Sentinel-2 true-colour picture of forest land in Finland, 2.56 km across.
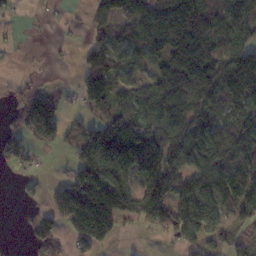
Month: November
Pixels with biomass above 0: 68%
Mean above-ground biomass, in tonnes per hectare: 87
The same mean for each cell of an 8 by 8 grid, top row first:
17 9 9 121 160 239 106 90
10 4 17 80 106 175 154 131
19 3 65 108 62 133 138 180
58 133 33 70 88 137 91 106
71 44 75 145 129 117 106 107
17 6 109 144 89 97 93 85
6 59 186 192 97 111 98 83
0 86 119 65 2 69 64 36
